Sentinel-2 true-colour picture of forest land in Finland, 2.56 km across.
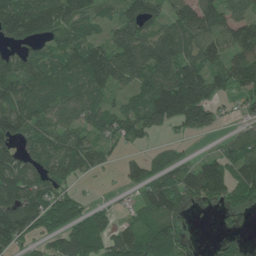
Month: June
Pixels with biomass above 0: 77%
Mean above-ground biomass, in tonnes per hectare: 84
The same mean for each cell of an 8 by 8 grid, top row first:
141 118 100 53 109 70 96 63
66 63 120 106 111 126 85 102
120 116 97 108 105 172 113 100
134 95 83 77 126 129 86 28
76 87 73 48 29 21 4 80
137 83 40 4 82 82 138 96
159 112 67 23 66 96 28 52
76 46 112 86 75 68 8 26
